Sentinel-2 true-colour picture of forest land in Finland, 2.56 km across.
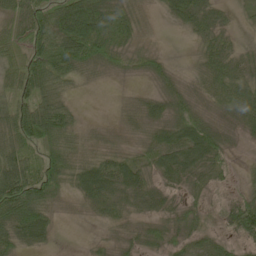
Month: May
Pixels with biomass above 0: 85%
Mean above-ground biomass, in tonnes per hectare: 48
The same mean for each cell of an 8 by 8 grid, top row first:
58 89 129 82 23 38 53 9
58 107 107 66 20 0 43 18
62 96 33 12 18 27 53 54
65 105 16 7 50 49 29 57
75 60 35 18 31 71 79 10
116 81 64 79 42 48 34 9
129 52 17 47 32 27 17 52
56 29 1 17 34 29 31 27
